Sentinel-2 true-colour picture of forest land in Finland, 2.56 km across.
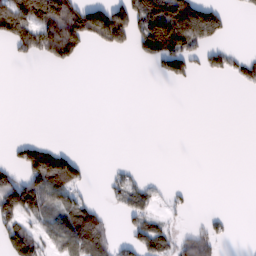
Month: February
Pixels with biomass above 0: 32%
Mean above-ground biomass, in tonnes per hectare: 39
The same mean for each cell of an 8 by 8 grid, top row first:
132 131 112 124 118 162 98 4
35 87 55 48 62 118 45 6
0 0 0 0 0 34 6 28
0 0 0 0 0 0 0 0
25 25 1 0 0 0 0 0
42 144 48 15 12 0 0 0
86 58 61 11 48 14 2 0
95 43 128 47 75 55 64 0
